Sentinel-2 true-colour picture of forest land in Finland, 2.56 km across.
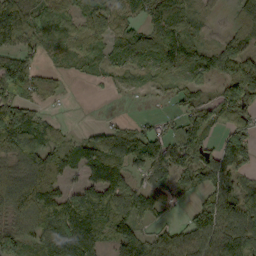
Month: September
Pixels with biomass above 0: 77%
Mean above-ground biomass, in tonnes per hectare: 87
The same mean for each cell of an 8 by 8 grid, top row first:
138 73 60 72 75 76 14 58
88 52 53 77 101 113 49 80
148 52 25 34 43 61 56 119
155 28 0 4 6 41 88 119
156 106 63 123 145 113 65 113
95 121 50 134 65 107 97 67
102 132 131 156 116 27 120 111
107 111 163 80 95 93 118 124
